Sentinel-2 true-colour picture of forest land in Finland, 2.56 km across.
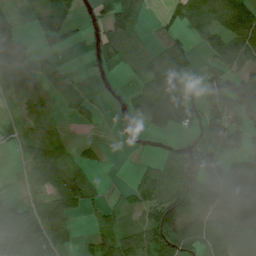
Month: July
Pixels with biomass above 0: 63%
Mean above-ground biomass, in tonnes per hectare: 58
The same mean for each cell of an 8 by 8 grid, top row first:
15 67 17 87 38 53 97 113
108 31 11 71 42 53 42 87
118 45 7 10 55 72 42 60
20 47 27 9 60 120 78 116
29 80 28 2 7 17 33 67
8 78 49 1 38 79 73 66
73 80 38 20 63 98 75 66
196 91 18 69 94 115 63 59
